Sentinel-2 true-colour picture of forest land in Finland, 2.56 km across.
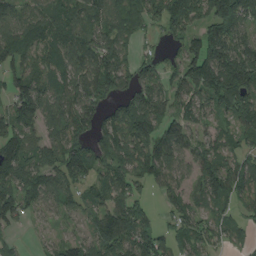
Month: August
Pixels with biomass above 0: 82%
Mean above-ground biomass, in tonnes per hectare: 95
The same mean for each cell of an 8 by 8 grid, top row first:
68 87 72 84 108 139 129 148
115 85 106 114 24 45 167 120
87 80 101 120 91 82 164 181
135 109 113 62 160 72 72 123
112 90 94 125 137 121 66 59
106 106 93 95 98 67 104 98
111 60 59 106 63 76 60 46
21 19 63 126 125 84 83 41
